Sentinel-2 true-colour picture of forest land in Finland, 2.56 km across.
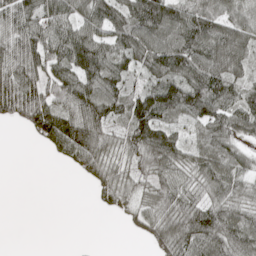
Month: May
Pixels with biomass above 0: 78%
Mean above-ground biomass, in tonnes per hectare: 74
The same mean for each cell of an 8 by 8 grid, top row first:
102 105 76 94 130 96 97 68
94 111 132 82 100 121 111 102
109 79 103 97 50 102 134 74
78 114 110 94 125 88 98 93
0 51 129 59 107 70 74 51
0 0 28 73 59 67 79 65
0 0 0 36 49 82 88 75
0 0 0 0 25 103 100 102
